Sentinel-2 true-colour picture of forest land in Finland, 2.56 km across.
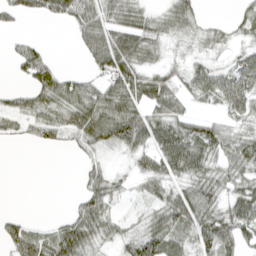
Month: April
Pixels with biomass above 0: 69%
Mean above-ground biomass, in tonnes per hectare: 41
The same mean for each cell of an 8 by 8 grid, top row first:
30 30 54 43 35 47 10 29
19 11 25 90 58 11 22 21
14 54 34 77 62 36 64 65
44 47 65 81 55 49 20 47
11 32 42 45 50 87 69 54
0 0 20 26 43 48 52 47
1 0 37 29 20 61 58 62
55 51 74 28 59 44 34 60
